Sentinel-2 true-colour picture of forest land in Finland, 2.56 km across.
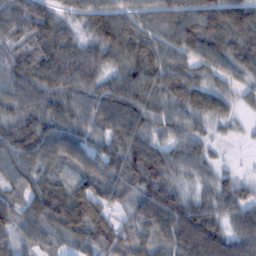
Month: February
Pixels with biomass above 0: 94%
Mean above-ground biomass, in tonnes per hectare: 75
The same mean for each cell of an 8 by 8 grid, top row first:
88 84 58 92 63 81 108 105
70 106 89 103 102 70 85 85
80 94 96 58 88 78 48 43
44 55 58 89 84 61 70 23
67 85 78 51 79 56 38 9
68 59 76 78 68 45 36 18
63 115 135 85 80 84 59 59
61 64 82 132 71 108 155 82
